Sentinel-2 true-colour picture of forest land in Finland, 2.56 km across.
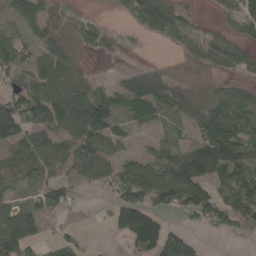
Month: May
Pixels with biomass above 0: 68%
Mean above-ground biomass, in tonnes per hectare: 71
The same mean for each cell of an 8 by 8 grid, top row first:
71 64 28 7 80 61 9 74
85 89 60 31 4 29 88 47
51 107 66 24 101 27 17 32
137 146 144 85 69 49 85 106
98 92 100 66 12 38 145 135
24 59 64 61 102 131 117 103
66 75 9 49 112 62 120 129
132 40 39 15 121 110 8 13
